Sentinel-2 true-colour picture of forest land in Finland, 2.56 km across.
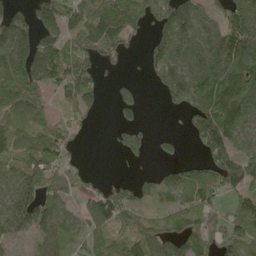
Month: May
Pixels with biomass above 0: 71%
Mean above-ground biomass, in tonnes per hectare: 84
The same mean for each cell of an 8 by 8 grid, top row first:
81 118 124 127 88 188 75 163
164 124 79 70 27 153 150 153
115 103 129 18 14 123 156 158
80 25 66 16 26 33 163 149
98 92 12 21 53 30 127 75
86 81 44 11 19 62 90 113
113 84 34 108 36 53 77 80
46 76 42 50 78 73 71 93
